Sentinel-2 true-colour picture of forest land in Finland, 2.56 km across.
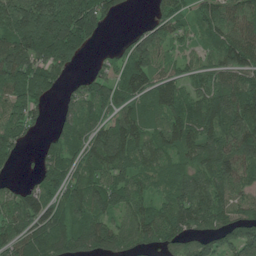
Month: June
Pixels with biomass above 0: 84%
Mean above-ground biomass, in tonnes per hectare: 102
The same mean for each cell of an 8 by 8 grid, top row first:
191 218 213 44 12 75 85 95
152 194 107 16 102 43 66 115
161 132 32 82 109 70 75 86
92 24 94 81 115 115 142 137
68 47 82 141 94 100 108 139
14 99 95 100 75 84 125 117
96 99 107 88 69 116 132 82
104 153 131 149 78 110 121 122
